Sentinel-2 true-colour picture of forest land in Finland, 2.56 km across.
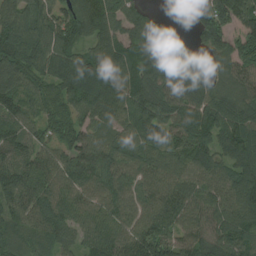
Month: August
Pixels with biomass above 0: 94%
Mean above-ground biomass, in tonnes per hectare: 98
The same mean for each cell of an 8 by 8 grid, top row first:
101 94 125 112 82 6 138 126
134 121 87 91 122 67 76 89
102 98 121 120 113 128 87 89
92 81 87 97 119 112 134 100
93 63 87 84 98 101 90 114
104 89 101 98 91 98 89 113
85 104 77 83 81 107 93 123
62 74 60 106 140 97 102 107
